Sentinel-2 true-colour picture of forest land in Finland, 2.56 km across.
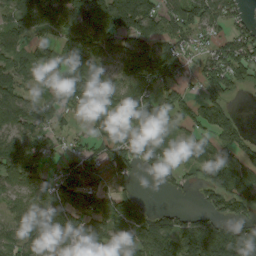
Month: September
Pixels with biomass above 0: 79%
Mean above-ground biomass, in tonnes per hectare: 89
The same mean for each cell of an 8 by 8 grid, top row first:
86 119 135 160 142 98 86 41
64 65 144 95 105 96 52 104
77 69 175 91 116 73 86 69
105 90 54 108 84 71 89 17
80 61 47 85 110 75 83 86
96 67 106 70 35 54 87 111
66 105 115 105 49 33 56 75
75 71 89 75 110 130 155 142
